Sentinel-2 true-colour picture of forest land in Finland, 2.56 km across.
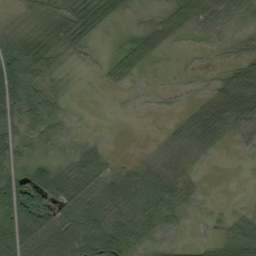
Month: September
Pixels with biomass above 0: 79%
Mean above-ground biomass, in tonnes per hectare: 38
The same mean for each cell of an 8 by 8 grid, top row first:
16 40 75 48 14 48 52 30
65 52 31 13 53 12 10 18
106 36 7 17 8 7 9 44
61 55 3 2 2 9 60 59
45 26 20 4 1 25 37 5
52 60 75 46 40 38 2 0
115 58 64 41 44 39 7 11
102 74 77 95 29 13 20 80
